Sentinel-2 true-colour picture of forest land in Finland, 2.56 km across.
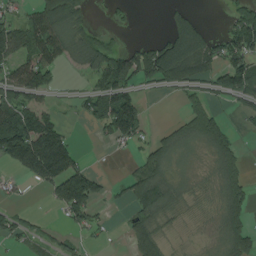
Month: August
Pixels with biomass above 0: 56%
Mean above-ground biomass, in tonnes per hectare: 66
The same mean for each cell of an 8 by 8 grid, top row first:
35 165 57 14 0 55 4 84
88 136 67 57 69 132 77 103
128 58 13 124 63 86 56 122
138 55 32 137 59 9 82 19
216 173 19 36 47 63 70 24
31 148 155 11 104 28 21 65
22 15 112 14 96 37 19 75
34 30 24 7 112 14 13 88
